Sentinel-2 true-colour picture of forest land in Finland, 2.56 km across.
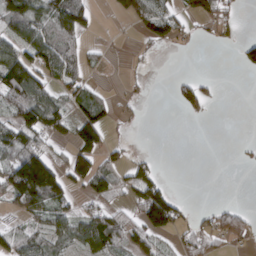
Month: March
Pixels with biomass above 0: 46%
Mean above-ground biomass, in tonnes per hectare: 46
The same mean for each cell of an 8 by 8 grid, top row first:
94 83 86 15 84 52 64 16
80 95 48 6 13 16 4 37
132 64 46 2 8 20 18 0
85 98 47 25 7 9 17 0
82 42 78 30 0 0 0 7
129 137 76 54 54 0 0 0
45 85 33 48 104 66 17 25
60 62 67 88 61 28 52 29
